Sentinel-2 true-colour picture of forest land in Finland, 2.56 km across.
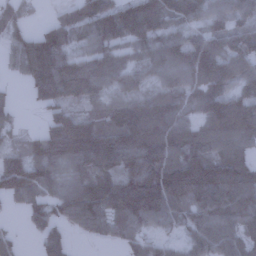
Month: January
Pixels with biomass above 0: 85%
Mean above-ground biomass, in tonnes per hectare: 88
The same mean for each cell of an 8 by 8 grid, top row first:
55 15 82 128 156 88 67 64
60 149 55 82 70 95 120 91
17 132 143 69 44 68 119 83
24 39 60 85 117 71 99 112
30 114 166 141 143 103 91 83
145 77 75 95 161 172 176 127
17 44 139 109 148 72 100 102
32 39 13 32 45 34 91 78
